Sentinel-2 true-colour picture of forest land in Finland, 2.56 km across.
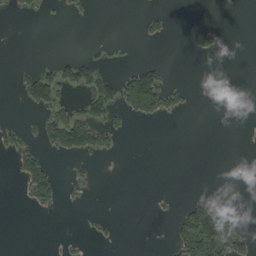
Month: September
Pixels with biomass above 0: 15%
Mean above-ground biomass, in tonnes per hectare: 16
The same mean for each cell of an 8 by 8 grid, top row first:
6 2 4 0 10 1 0 0
0 0 1 11 0 0 15 0
12 53 44 35 96 3 0 0
0 31 33 38 62 18 0 0
28 39 78 17 0 0 0 0
17 62 5 0 0 0 0 3
1 17 2 0 0 9 64 17
0 1 3 4 0 30 134 49
